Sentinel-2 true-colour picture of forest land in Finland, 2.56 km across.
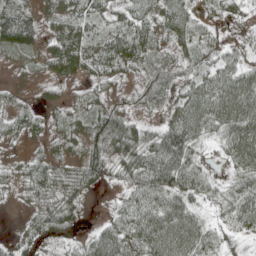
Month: May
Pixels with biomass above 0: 84%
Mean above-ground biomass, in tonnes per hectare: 45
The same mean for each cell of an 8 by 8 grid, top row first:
99 32 53 25 33 48 13 17
54 37 73 54 52 24 21 25
10 25 26 19 30 39 73 87
26 17 25 45 16 57 93 109
8 19 35 63 61 114 18 100
15 45 42 23 78 92 28 46
4 39 23 14 69 83 16 66
17 22 19 88 85 110 50 6
